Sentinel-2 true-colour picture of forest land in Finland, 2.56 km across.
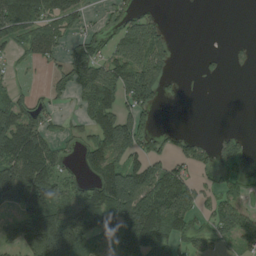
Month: August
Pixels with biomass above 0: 58%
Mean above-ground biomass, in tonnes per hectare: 80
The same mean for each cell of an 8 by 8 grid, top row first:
153 85 49 28 53 0 0 0
45 88 76 63 161 12 1 8
11 24 92 148 186 12 9 0
109 41 32 103 83 0 0 0
160 98 38 182 65 38 39 55
194 149 37 169 145 95 22 36
92 153 127 181 177 156 47 66
89 193 132 148 152 68 51 65
